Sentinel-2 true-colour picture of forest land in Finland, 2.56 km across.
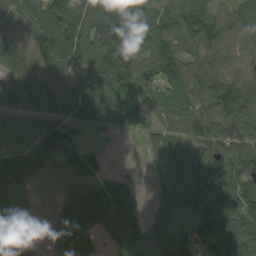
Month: September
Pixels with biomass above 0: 91%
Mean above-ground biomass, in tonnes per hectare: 81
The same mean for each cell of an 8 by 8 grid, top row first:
67 120 138 155 122 96 70 69
91 85 82 171 103 89 86 50
98 73 57 106 68 80 89 67
86 96 70 92 60 76 90 106
73 105 65 8 31 71 71 80
107 45 57 26 15 101 111 102
91 26 117 112 37 72 74 85
102 39 108 59 73 65 69 108
